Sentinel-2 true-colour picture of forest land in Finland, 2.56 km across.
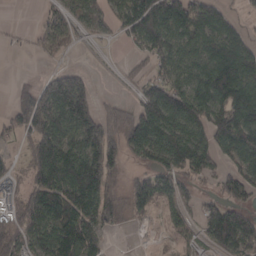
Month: March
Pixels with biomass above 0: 74%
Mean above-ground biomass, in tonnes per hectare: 112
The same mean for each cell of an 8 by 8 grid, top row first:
0 52 55 70 203 182 125 31
11 65 34 6 80 117 121 123
19 94 109 3 62 116 186 206
120 204 203 61 125 146 162 192
54 207 156 146 152 141 120 179
65 179 265 141 100 111 63 110
88 185 184 146 78 59 61 102
153 142 226 19 3 34 72 170
